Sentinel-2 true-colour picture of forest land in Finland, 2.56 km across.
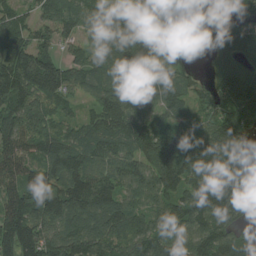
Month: August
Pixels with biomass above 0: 91%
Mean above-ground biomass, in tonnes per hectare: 108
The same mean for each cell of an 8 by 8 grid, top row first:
65 69 89 79 47 99 106 97
107 70 63 104 118 44 59 164
138 146 79 95 124 81 52 152
130 106 36 129 95 73 66 162
122 122 96 109 115 158 124 96
124 127 122 87 98 169 118 118
143 134 121 119 78 88 137 100
175 145 141 121 122 112 126 77
